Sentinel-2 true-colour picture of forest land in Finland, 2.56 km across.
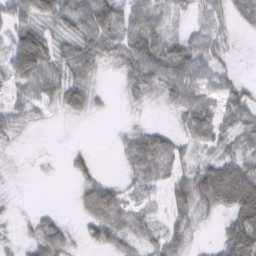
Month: February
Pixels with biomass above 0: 74%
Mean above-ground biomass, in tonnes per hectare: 32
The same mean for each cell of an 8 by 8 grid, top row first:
59 55 61 59 48 18 35 31
71 52 50 35 55 42 41 4
53 52 39 3 44 53 38 17
31 14 28 5 6 25 44 43
9 0 2 4 46 33 32 31
3 2 21 7 36 34 61 63
5 5 15 60 26 30 30 64
14 53 13 31 28 33 4 67
